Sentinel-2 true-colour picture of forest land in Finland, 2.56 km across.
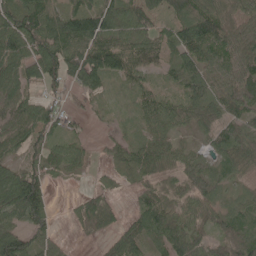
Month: May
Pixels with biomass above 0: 82%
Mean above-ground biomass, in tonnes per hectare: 64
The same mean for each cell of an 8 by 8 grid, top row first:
99 97 103 77 142 94 83 61
91 98 101 97 82 71 89 87
75 74 80 44 36 36 85 103
71 67 23 16 52 62 66 86
58 51 27 29 53 42 31 85
76 52 12 12 49 55 61 36
95 58 35 38 67 69 66 33
92 50 6 34 68 94 54 68
